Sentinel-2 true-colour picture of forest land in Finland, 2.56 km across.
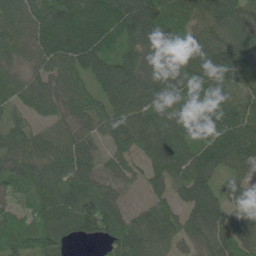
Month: June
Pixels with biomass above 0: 92%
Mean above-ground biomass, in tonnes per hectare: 89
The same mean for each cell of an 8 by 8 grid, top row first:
96 130 127 145 206 90 112 106
78 107 126 86 125 119 110 124
62 71 70 124 109 88 106 108
45 57 75 89 107 92 99 107
89 83 71 57 88 105 81 115
89 89 86 44 44 64 81 56
57 69 104 79 42 57 96 54
73 102 42 71 95 60 80 75
